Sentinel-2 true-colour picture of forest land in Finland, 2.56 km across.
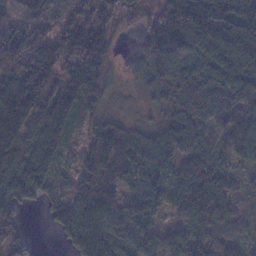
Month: January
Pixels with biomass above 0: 88%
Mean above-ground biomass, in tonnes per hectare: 90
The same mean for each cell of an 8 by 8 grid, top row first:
68 65 87 75 51 142 135 109
128 186 189 62 69 160 131 162
117 131 193 65 46 122 102 117
147 128 74 34 19 71 113 99
113 103 29 134 73 94 47 90
103 91 75 84 57 57 88 29
67 54 107 113 68 45 92 29
69 2 108 98 68 60 60 40
